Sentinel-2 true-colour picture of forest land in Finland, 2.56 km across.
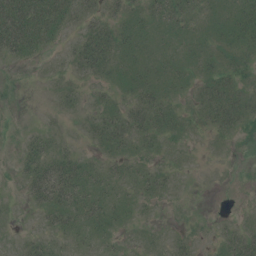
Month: July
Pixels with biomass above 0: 69%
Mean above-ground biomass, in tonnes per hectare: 14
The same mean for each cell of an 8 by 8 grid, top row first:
47 38 19 13 18 23 13 29
32 13 24 27 15 14 13 19
2 4 9 15 22 16 20 13
1 2 7 14 28 16 23 26
4 16 6 24 13 7 4 4
7 36 26 14 15 7 1 1
3 26 24 17 6 2 0 2
6 12 12 9 6 8 3 28
